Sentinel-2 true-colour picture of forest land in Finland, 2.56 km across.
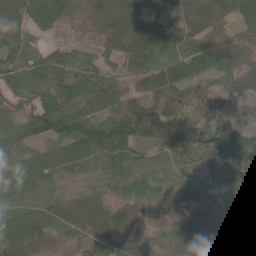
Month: May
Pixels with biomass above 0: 91%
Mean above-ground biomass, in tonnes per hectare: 64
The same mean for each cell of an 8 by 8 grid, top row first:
63 81 45 86 69 61 78 56
63 35 50 72 86 74 87 71
61 76 79 48 56 64 45 48
60 106 77 69 143 96 75 47
53 58 112 143 93 105 90 48
87 75 42 49 45 27 25 67
70 62 59 41 33 28 33 23
80 63 55 61 33 34 38 38
